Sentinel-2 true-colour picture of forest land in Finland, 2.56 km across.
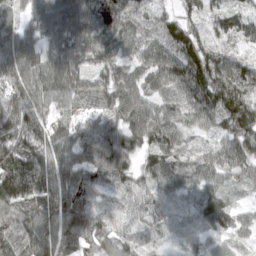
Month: March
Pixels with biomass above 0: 96%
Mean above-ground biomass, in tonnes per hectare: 75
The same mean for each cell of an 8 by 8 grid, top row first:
36 62 72 95 45 60 55 57
81 57 73 58 60 100 76 43
74 76 66 70 69 116 166 120
100 68 42 67 109 75 92 134
122 104 73 86 75 65 37 75
177 109 93 85 58 72 59 44
89 83 97 41 54 37 56 31
82 113 99 80 38 22 37 31
